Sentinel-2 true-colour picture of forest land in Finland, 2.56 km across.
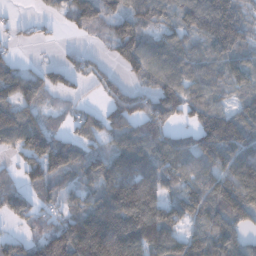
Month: December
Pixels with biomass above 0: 79%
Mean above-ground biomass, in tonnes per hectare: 92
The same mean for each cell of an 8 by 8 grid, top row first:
9 19 99 78 96 73 133 85
18 6 18 55 114 93 82 95
92 53 33 39 55 109 85 77
102 41 44 79 89 88 114 90
84 128 81 71 120 72 130 144
42 128 87 151 152 96 98 159
74 48 84 171 178 89 123 125
38 111 174 202 171 104 129 74
